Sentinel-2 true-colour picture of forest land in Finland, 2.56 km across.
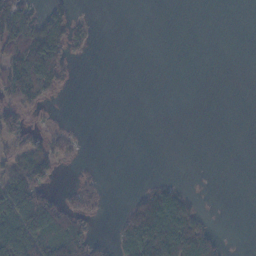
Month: November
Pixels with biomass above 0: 31%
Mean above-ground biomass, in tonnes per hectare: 30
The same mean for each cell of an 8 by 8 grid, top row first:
88 53 9 0 0 0 0 0
88 116 17 0 0 0 0 0
116 86 2 0 0 0 0 0
46 6 0 0 0 0 0 0
38 37 12 0 0 0 0 0
71 50 12 0 2 3 0 0
104 78 45 1 78 108 4 0
132 86 60 26 119 147 70 0
